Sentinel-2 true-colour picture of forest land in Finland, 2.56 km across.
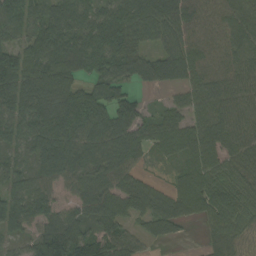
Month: September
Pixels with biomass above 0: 90%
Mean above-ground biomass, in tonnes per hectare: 101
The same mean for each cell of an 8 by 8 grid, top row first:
112 113 105 116 129 120 87 109
91 139 125 146 66 107 93 102
150 142 79 101 81 87 110 106
115 159 191 147 54 63 113 109
75 143 124 135 83 112 126 103
75 104 107 114 43 50 111 89
115 89 76 104 83 90 106 96
42 142 107 111 50 26 41 47
